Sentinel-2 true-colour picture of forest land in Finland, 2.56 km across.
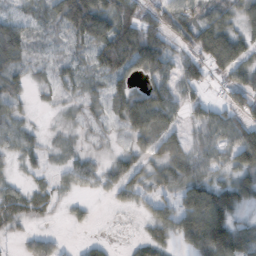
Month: October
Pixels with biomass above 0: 75%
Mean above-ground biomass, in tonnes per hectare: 52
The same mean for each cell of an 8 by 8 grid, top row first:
35 53 178 116 64 66 47 46
78 19 45 140 133 36 9 28
43 29 40 58 55 63 48 61
34 8 26 43 151 69 63 54
40 16 12 14 64 58 69 105
13 20 54 56 56 69 44 67
60 28 17 25 24 34 86 53
13 50 25 8 35 28 54 77
